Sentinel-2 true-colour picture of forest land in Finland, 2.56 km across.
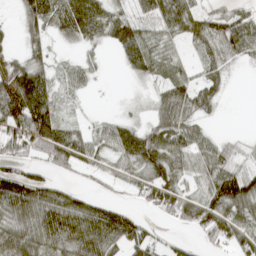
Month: April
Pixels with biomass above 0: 71%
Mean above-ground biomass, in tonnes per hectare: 51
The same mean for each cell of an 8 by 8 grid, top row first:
18 77 107 62 42 82 48 46
17 31 24 32 64 21 43 68
84 50 35 1 23 52 39 2
84 80 6 5 11 84 27 0
75 87 51 62 76 72 44 23
69 32 17 30 47 46 60 76
95 96 75 45 24 60 75 71
85 75 92 75 59 16 33 56
